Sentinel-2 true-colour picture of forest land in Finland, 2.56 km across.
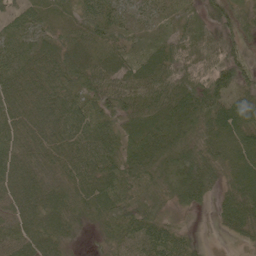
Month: June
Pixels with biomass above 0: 94%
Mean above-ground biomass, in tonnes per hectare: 57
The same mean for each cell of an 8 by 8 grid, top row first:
38 22 36 51 43 32 30 36
44 45 47 40 20 43 52 37
66 71 65 57 62 59 56 49
67 79 71 56 66 86 78 66
66 66 75 81 78 86 53 68
71 52 72 77 69 93 62 71
71 67 58 71 49 33 17 88
76 65 14 47 77 61 6 23
